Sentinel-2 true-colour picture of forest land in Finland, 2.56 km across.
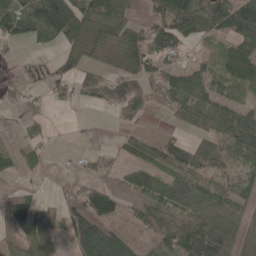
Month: May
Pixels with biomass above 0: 70%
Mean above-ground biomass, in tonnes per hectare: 58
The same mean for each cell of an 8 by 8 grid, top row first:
102 152 106 90 32 135 95 114
16 26 62 63 85 67 23 75
21 24 39 51 64 76 64 68
17 23 3 24 45 57 86 70
26 21 4 9 38 54 51 83
24 8 23 22 68 63 53 42
107 47 101 69 56 66 77 56
54 65 108 94 28 79 132 38
